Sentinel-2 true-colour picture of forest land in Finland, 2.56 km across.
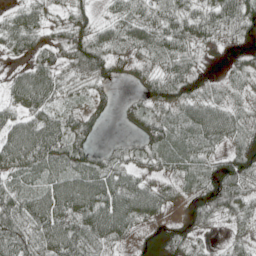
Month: May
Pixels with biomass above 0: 86%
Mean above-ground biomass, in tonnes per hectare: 52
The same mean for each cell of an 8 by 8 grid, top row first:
44 27 31 33 50 51 48 74
49 48 76 54 56 57 25 25
47 75 40 33 40 63 22 30
44 58 36 18 55 48 80 36
93 90 51 13 52 79 46 42
51 56 73 62 37 40 57 82
61 94 79 87 81 18 59 57
76 79 76 46 26 43 18 33
